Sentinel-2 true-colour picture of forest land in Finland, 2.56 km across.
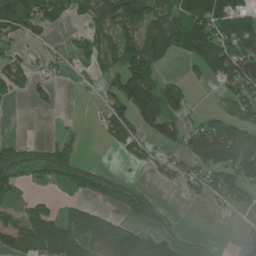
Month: June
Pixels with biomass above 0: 52%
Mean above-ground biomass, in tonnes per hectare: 60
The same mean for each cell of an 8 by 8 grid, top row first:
145 76 25 106 112 79 137 80
22 13 44 68 111 57 98 109
41 30 9 54 106 23 39 92
1 9 0 53 128 66 20 60
53 39 28 19 39 56 115 114
81 47 75 38 8 44 78 109
39 48 23 38 72 4 10 37
82 103 104 177 105 28 0 13
